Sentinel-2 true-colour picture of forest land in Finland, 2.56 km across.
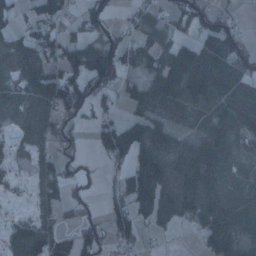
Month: January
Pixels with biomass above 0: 67%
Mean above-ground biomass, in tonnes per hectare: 56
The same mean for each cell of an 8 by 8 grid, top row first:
36 69 44 39 51 69 65 17
56 72 71 100 43 54 79 70
55 95 98 94 47 73 88 93
46 69 73 30 45 23 59 83
24 48 20 90 69 42 53 33
8 57 32 21 106 75 74 43
3 40 43 52 65 66 63 53
51 90 66 43 23 4 57 55
